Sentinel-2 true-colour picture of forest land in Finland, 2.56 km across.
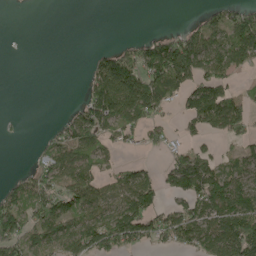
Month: May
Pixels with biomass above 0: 54%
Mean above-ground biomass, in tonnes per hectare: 58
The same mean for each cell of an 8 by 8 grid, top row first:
0 0 0 0 0 0 32 55
0 0 0 30 64 122 90 98
0 0 7 168 113 114 85 19
1 0 51 105 102 24 123 67
2 38 81 40 31 30 25 31
18 69 87 35 51 103 102 59
106 99 83 63 97 51 91 126
95 88 98 104 71 58 77 138
